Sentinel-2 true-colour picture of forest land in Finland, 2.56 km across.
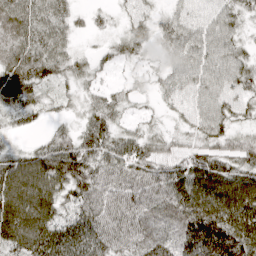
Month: April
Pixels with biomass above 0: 89%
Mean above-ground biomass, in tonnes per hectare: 64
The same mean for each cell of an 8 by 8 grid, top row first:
83 62 16 16 36 45 39 41
66 64 14 24 29 56 66 40
83 44 33 12 16 46 60 52
46 23 28 43 13 21 63 31
17 48 79 62 56 30 59 44
117 130 81 77 83 89 139 99
147 103 81 99 84 83 121 128
117 113 88 73 65 68 130 97
